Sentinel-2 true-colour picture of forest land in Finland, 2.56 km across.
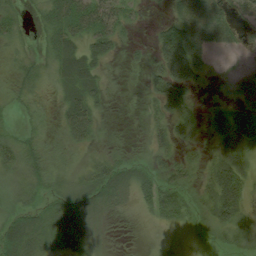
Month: August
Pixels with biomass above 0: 79%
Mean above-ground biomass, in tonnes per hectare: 36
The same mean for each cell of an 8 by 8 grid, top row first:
22 38 86 54 18 55 95 28
12 31 54 37 16 128 62 24
19 19 65 8 33 88 20 32
13 7 68 7 14 41 13 68
30 16 25 7 14 24 13 70
24 35 18 41 36 32 37 71
33 37 46 15 27 64 36 71
66 45 35 3 6 7 19 27
